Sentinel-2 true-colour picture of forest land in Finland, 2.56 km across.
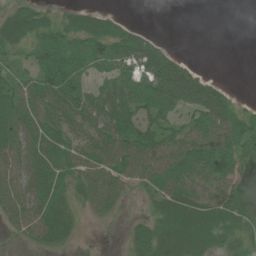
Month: June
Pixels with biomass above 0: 72%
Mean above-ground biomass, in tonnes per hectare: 47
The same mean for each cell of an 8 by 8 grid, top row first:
35 19 36 27 0 0 0 0
26 62 53 71 74 9 0 0
38 62 52 48 70 103 41 0
54 67 67 76 56 49 88 42
58 64 64 79 82 63 80 75
57 65 55 59 60 68 61 57
51 67 20 28 8 64 54 63
11 41 8 0 45 64 50 42
